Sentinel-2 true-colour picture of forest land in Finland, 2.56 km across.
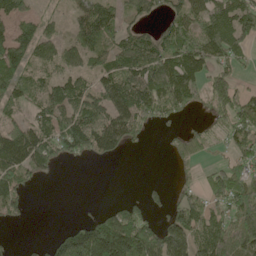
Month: May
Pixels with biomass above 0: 66%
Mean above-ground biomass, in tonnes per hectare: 83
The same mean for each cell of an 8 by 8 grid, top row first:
74 30 72 75 56 79 117 123
117 66 93 68 129 124 122 65
96 63 71 98 145 186 81 36
40 96 90 89 99 72 40 118
151 123 98 89 22 41 46 73
104 29 0 0 1 16 61 106
54 0 2 38 52 69 80 140
4 30 171 238 166 145 143 165
